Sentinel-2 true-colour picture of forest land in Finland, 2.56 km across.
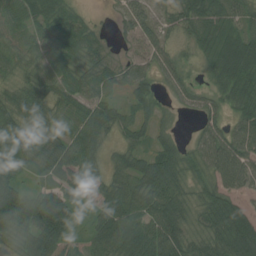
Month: July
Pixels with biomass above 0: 89%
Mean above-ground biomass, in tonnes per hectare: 58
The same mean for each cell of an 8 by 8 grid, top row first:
53 66 27 13 41 42 78 43
50 54 67 23 48 26 49 87
40 59 67 57 47 47 27 87
64 51 56 46 41 17 46 55
72 64 69 25 34 39 65 69
55 46 66 45 76 75 48 68
109 121 30 69 71 77 66 47
67 111 29 81 90 76 65 94
